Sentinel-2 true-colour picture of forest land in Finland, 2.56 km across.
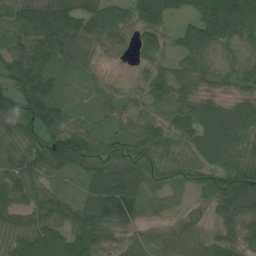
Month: July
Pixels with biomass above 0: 91%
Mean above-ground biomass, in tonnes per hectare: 61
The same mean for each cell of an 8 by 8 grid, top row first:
74 104 82 72 71 44 105 102
66 84 69 29 45 40 52 31
81 96 60 13 29 59 41 50
83 121 60 50 36 56 54 62
54 90 97 57 69 49 79 57
66 44 36 92 73 42 47 69
53 57 55 116 40 12 26 72
53 85 77 31 29 75 61 44
